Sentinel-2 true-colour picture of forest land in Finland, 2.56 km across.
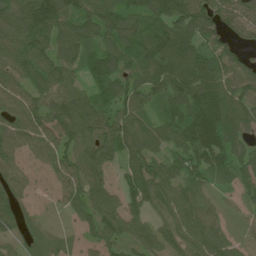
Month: June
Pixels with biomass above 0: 92%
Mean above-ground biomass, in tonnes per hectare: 93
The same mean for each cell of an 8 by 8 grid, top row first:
129 174 113 128 125 136 120 87
111 93 88 102 133 159 95 62
75 103 55 116 85 122 135 101
71 101 119 94 70 91 160 139
69 73 126 91 107 93 164 103
55 29 98 65 123 101 80 83
65 13 61 86 83 88 67 44
39 58 32 79 81 77 93 37
